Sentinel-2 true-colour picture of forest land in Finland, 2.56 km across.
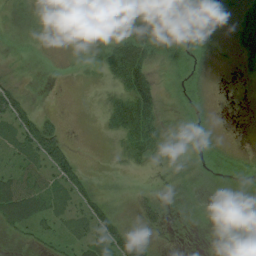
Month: August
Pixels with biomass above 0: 79%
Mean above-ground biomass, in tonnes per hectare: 23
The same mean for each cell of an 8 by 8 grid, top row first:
11 10 12 35 29 21 16 42
7 4 6 32 49 31 19 42
18 1 4 30 62 13 9 8
60 9 5 39 66 12 9 0
31 75 4 14 49 14 14 4
37 36 37 13 12 19 12 14
70 35 33 27 27 18 7 9
10 17 23 50 39 9 2 6
